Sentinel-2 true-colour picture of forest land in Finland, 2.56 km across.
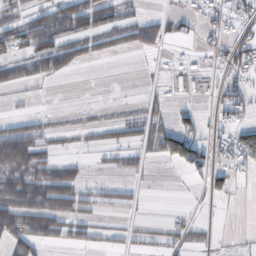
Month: October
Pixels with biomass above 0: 40%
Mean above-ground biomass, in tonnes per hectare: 27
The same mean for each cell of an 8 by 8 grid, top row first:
18 51 62 35 23 19 21 26
36 77 33 22 28 7 18 34
30 29 0 0 2 19 21 25
7 6 3 3 22 20 9 32
86 24 6 22 29 98 38 78
54 58 26 10 10 4 49 10
72 74 36 21 4 3 1 2
52 40 27 14 13 19 7 2
